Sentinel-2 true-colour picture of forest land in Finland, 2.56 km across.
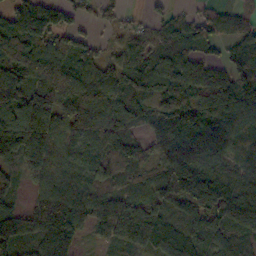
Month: October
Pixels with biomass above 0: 88%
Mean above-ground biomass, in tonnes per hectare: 102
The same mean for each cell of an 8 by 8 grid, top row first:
149 144 45 39 26 49 58 44
178 110 87 36 68 72 28 78
123 106 109 86 100 108 103 83
160 168 103 108 66 97 103 125
145 163 100 120 85 135 124 86
53 107 92 93 69 183 127 84
62 162 108 129 109 115 145 149
118 105 35 89 154 137 104 75
